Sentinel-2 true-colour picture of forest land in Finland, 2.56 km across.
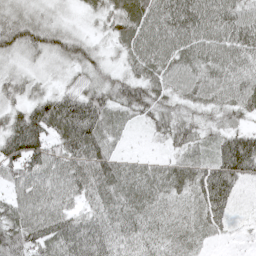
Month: May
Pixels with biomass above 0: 97%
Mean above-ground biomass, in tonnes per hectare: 61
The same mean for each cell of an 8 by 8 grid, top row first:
49 34 18 54 81 91 81 69
59 62 54 27 85 80 73 78
38 25 39 46 63 62 70 65
47 98 95 60 51 50 47 59
94 73 103 44 7 46 49 91
67 71 69 80 57 62 75 77
73 79 37 62 60 45 71 13
81 83 92 63 53 52 27 10
